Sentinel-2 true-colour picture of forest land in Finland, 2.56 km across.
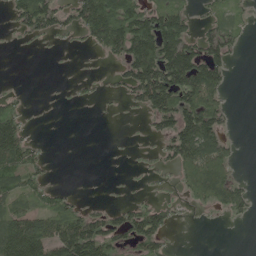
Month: May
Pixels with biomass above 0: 48%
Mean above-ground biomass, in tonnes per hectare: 60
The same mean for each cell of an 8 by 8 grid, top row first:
53 110 99 139 114 83 28 22
5 10 13 86 158 156 92 24
3 0 11 16 168 152 129 0
63 1 0 3 48 147 110 1
142 7 0 1 7 121 125 10
86 25 0 1 11 43 150 24
61 63 44 41 72 26 39 47
160 120 171 80 84 6 0 0
